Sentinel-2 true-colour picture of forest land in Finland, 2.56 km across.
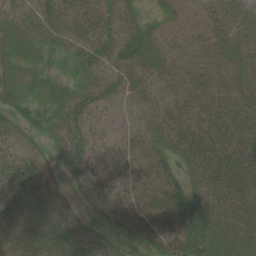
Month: June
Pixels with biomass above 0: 92%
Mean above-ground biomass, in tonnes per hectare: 48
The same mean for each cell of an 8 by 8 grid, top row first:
35 52 53 47 27 27 41 50
33 37 45 52 46 26 31 37
37 32 28 43 35 33 35 24
46 41 56 23 19 38 58 63
47 34 54 42 37 50 76 68
69 42 53 71 43 37 73 74
59 67 31 62 61 64 70 67
53 70 57 35 44 62 63 71
